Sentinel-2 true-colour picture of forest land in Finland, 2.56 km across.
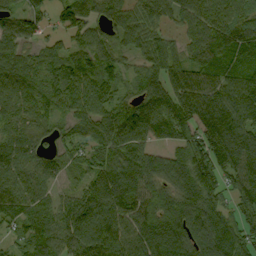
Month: September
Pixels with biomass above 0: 92%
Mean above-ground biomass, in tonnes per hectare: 105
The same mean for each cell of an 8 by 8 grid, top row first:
75 71 101 86 97 80 122 116
83 58 70 73 93 73 127 115
119 87 113 71 87 105 108 108
82 75 94 107 128 140 128 136
88 51 88 118 93 89 148 153
102 82 55 117 130 108 130 131
97 89 148 141 130 138 130 81
53 111 136 135 138 148 140 100
